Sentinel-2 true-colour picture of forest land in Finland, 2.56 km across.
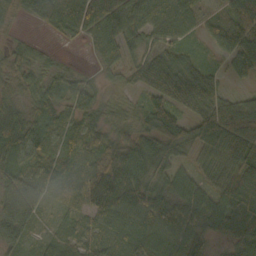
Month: October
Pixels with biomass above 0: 91%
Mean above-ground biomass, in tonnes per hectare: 65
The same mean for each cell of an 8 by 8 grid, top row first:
25 93 116 94 74 81 27 92
33 12 7 54 50 52 22 74
51 47 35 16 69 119 72 24
48 71 57 29 62 73 97 100
70 67 67 59 70 79 100 132
79 64 63 105 77 54 41 110
111 27 44 75 84 74 74 113
54 36 51 40 62 69 54 84
